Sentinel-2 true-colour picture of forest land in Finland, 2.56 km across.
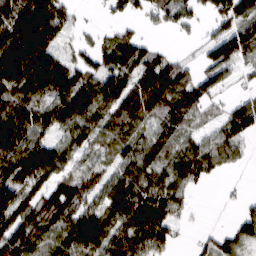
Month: March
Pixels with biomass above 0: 78%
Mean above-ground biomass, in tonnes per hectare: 98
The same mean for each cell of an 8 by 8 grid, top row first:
176 199 16 33 41 73 44 119
199 142 42 92 73 10 71 124
182 185 119 141 125 139 88 28
126 115 149 89 111 104 40 107
147 119 80 76 88 76 85 76
146 107 81 64 91 118 73 7
138 111 112 119 133 76 1 24
138 98 154 112 139 49 43 98
